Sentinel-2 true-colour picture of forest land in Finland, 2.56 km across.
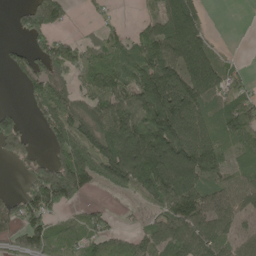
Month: May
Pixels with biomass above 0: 70%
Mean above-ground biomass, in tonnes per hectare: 92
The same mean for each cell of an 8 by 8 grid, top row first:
35 121 4 16 23 147 20 0
27 86 60 68 121 151 67 2
21 132 62 112 151 146 140 51
37 89 88 141 188 186 80 104
96 51 111 156 188 179 113 54
2 125 172 138 203 199 108 49
67 93 34 16 31 137 119 69
75 117 84 82 71 124 122 58
